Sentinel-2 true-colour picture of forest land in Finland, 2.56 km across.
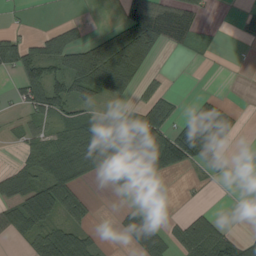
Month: August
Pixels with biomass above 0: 49%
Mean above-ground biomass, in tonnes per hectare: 49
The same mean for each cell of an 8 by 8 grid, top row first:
4 1 6 3 119 88 10 17
86 79 82 109 120 28 10 1
42 94 89 92 33 1 0 0
12 66 35 36 82 38 119 18
12 58 78 107 114 108 134 7
61 63 42 46 61 11 25 1
66 87 52 3 23 1 15 0
20 78 56 3 79 44 115 46
